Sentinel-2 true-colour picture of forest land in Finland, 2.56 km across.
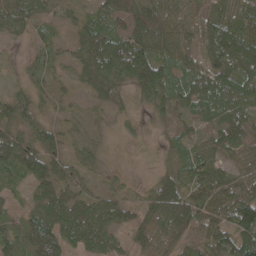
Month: May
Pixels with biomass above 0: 85%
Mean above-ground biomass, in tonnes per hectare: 62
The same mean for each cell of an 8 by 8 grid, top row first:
53 27 28 79 115 92 69 77
13 37 75 95 107 90 97 113
17 38 54 86 109 82 97 100
64 22 14 31 25 44 53 72
66 53 36 4 9 40 45 62
38 66 38 16 5 61 86 45
22 77 65 50 59 131 91 103
57 114 71 50 55 88 69 112
